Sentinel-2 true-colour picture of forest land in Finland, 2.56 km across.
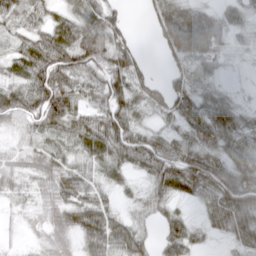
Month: March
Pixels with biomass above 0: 85%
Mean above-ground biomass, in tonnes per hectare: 48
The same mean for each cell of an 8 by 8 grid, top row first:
40 34 59 40 13 65 46 32
31 75 85 76 10 59 64 20
49 80 48 74 50 43 31 4
77 72 37 72 36 57 64 33
22 42 47 73 63 47 46 48
44 58 41 31 31 77 76 66
22 43 63 27 33 29 32 89
9 43 44 77 43 70 16 52
